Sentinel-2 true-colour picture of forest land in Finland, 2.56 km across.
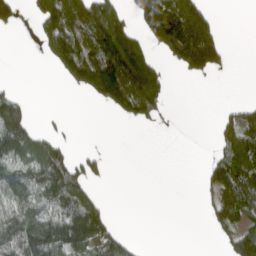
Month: April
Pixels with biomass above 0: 44%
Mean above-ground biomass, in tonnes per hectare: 76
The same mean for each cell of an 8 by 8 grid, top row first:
56 119 141 118 126 210 90 0
0 67 150 234 103 194 223 0
3 0 101 211 221 6 19 0
134 3 0 40 122 0 0 53
145 89 2 0 0 0 4 106
104 154 85 6 0 0 43 149
90 100 163 18 0 0 36 122
138 197 171 100 2 0 3 112
